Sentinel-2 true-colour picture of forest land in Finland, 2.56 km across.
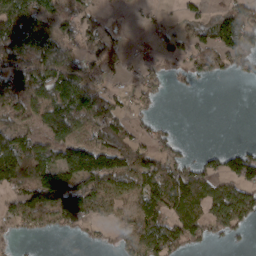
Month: March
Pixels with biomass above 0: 63%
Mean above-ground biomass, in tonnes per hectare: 75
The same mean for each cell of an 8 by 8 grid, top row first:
132 84 75 22 15 16 40 101
145 132 74 57 17 45 76 103
119 149 141 33 41 19 35 18
106 152 158 97 28 0 0 0
102 84 98 97 50 42 2 15
93 121 155 149 112 104 78 102
82 136 124 65 77 101 99 138
18 7 11 28 117 112 38 16
